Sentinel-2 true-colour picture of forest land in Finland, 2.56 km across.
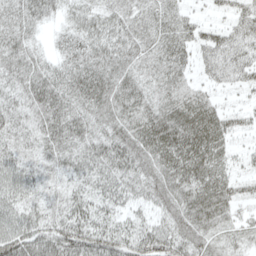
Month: April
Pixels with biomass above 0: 94%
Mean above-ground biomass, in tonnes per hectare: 46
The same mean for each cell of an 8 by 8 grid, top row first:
43 32 39 37 37 41 15 42
42 19 51 46 39 55 44 48
38 51 57 52 37 44 25 35
37 51 45 49 49 63 52 25
40 40 45 53 62 77 68 14
55 34 39 49 48 65 65 31
46 37 47 37 27 53 61 26
71 61 72 65 68 64 35 25
